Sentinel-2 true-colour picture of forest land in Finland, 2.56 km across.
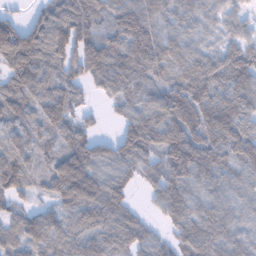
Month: February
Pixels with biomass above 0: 90%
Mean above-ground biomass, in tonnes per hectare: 83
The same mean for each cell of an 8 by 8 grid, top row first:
28 70 111 96 106 55 50 45
150 107 109 99 125 72 36 81
78 77 68 109 82 66 103 97
62 102 44 20 87 113 117 97
63 52 93 61 112 130 98 113
95 81 178 83 59 115 83 53
39 51 129 113 23 85 72 63
69 97 83 88 65 54 94 63
